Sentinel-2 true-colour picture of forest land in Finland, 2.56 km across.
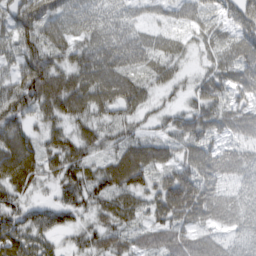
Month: March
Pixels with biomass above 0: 89%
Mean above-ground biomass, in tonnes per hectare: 64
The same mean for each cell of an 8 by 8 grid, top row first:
68 73 51 50 26 30 32 63
66 66 55 90 68 38 33 62
72 113 82 92 48 36 53 61
90 61 63 58 38 39 71 54
80 49 68 48 67 51 52 44
89 52 86 87 91 114 75 58
68 60 69 74 53 114 78 75
78 47 41 61 53 74 47 61
